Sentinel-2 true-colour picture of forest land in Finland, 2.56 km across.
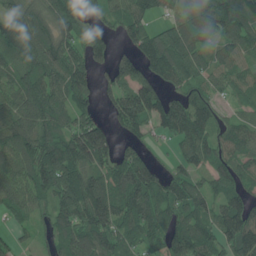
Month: June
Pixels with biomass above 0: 85%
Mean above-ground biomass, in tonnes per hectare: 101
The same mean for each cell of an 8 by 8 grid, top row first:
109 93 83 59 82 68 176 106
112 119 89 56 113 174 95 92
91 117 109 69 88 89 75 55
127 112 77 72 147 144 92 44
125 112 178 107 53 54 103 104
102 146 114 125 144 78 79 80
74 60 138 156 115 103 82 128
45 37 128 112 84 114 98 151
